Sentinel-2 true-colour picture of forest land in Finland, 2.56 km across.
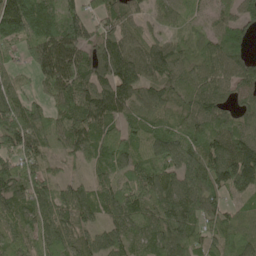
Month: May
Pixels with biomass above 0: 91%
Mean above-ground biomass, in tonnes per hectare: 86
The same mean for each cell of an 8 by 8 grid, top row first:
170 105 78 76 53 38 45 66
46 121 117 104 81 66 72 85
45 81 105 108 99 69 88 90
113 51 110 100 69 59 109 67
92 48 87 84 82 104 105 128
93 57 27 72 97 110 127 160
70 95 113 89 91 125 87 60
58 86 64 86 72 107 71 92
